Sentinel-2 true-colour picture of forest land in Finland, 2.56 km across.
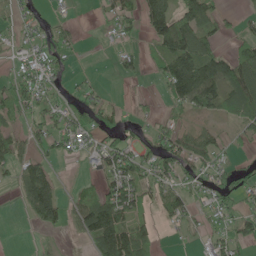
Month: May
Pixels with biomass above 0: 55%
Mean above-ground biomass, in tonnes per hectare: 49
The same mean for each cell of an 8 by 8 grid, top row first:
28 17 3 46 62 112 74 23
18 43 17 13 26 142 65 48
50 36 12 5 14 136 131 110
60 50 50 36 11 33 52 72
49 45 25 49 28 68 62 15
37 70 7 72 52 60 48 49
6 108 59 113 39 58 34 44
0 2 20 152 73 5 29 55
